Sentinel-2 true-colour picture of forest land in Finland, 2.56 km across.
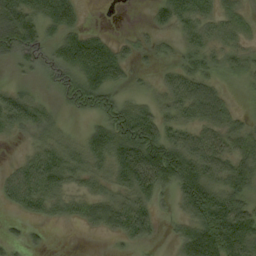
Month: September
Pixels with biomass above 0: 73%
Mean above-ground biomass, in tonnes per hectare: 55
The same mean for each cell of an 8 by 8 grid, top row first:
106 83 30 0 4 76 56 39
95 44 101 54 21 24 49 36
13 27 82 63 10 55 53 17
77 31 46 81 67 53 82 19
8 50 39 98 141 86 66 51
46 83 45 56 108 107 80 73
33 47 45 80 59 26 139 68
16 10 1 17 34 28 104 110
